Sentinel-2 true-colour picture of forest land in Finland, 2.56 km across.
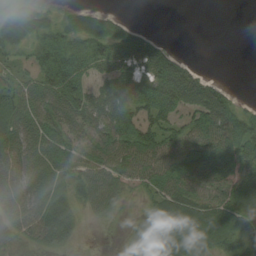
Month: August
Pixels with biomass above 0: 72%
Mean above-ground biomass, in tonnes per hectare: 47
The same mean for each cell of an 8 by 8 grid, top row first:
35 19 36 27 0 0 0 0
26 62 53 71 74 9 0 0
38 62 52 48 70 103 41 0
54 67 67 76 56 49 88 42
58 64 64 79 82 63 80 75
57 65 55 59 60 68 61 57
51 67 20 28 8 64 54 63
11 41 8 0 45 64 50 42
